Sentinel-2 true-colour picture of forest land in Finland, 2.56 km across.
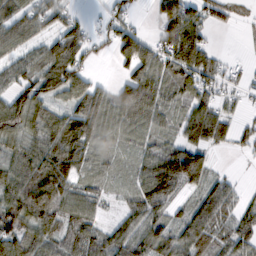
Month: February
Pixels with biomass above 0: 80%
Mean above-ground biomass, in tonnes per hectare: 72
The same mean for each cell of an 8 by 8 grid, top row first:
79 73 22 42 8 118 63 18
62 66 83 54 89 134 59 4
68 110 77 31 110 79 81 29
94 79 119 102 108 44 79 23
69 92 113 54 60 59 78 31
82 119 68 35 73 154 61 10
100 98 78 16 94 46 108 58
106 77 83 73 91 79 81 82
